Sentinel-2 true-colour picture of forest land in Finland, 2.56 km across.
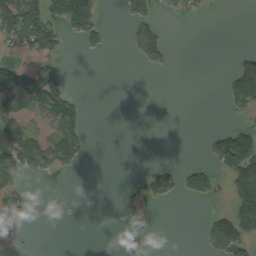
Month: September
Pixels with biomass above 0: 27%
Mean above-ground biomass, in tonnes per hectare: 34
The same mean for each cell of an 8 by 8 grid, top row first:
103 90 154 0 51 7 3 0
38 67 16 7 67 4 0 4
59 70 0 0 0 0 0 146
52 72 35 0 0 0 0 26
70 69 54 0 0 0 29 143
69 22 5 0 29 50 65 115
62 1 1 0 47 1 6 96
2 0 0 1 49 0 50 92
